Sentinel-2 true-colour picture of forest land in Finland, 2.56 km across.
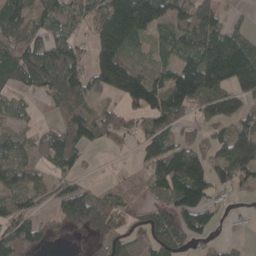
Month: April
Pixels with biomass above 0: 71%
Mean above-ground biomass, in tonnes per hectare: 82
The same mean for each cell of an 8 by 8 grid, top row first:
82 88 76 138 140 89 117 16
103 107 55 142 37 69 156 121
59 116 99 146 115 116 181 122
43 17 88 50 92 82 61 87
66 93 86 33 63 81 63 117
78 40 43 12 61 157 116 86
71 33 206 77 35 112 82 8
140 33 10 82 46 83 36 11
